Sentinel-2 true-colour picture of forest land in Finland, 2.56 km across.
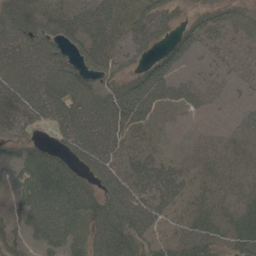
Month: May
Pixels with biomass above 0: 81%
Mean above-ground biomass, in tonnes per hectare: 48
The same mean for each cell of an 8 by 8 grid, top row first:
74 50 48 49 56 26 37 21
75 65 48 43 35 48 23 12
82 85 59 40 67 31 23 11
67 61 78 84 66 35 28 20
44 22 77 68 33 16 42 24
47 65 42 67 57 40 34 21
47 70 52 64 62 41 46 39
41 58 29 69 45 41 63 61
